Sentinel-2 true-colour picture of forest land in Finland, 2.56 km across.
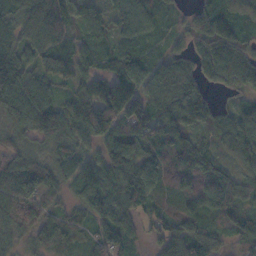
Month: November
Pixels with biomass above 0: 92%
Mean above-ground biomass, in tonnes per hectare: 78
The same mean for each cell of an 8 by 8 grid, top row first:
76 128 84 60 85 25 88 108
85 88 84 76 53 35 81 80
125 73 81 71 79 117 55 80
99 115 112 99 68 104 76 58
49 55 63 110 110 106 48 113
99 66 80 106 149 101 105 54
101 50 50 87 60 56 72 58
36 67 40 34 20 93 59 57
